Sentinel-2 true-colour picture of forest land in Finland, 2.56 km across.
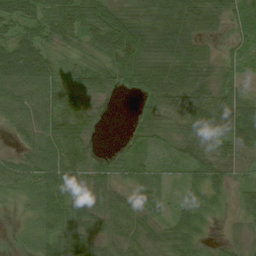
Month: August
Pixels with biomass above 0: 87%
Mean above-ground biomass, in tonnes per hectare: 41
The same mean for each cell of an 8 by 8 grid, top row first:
52 51 65 62 50 67 49 36
61 36 29 67 70 78 18 35
72 55 39 42 59 68 52 36
37 55 57 2 23 46 73 62
16 50 51 5 27 33 30 48
48 54 43 37 25 14 41 18
8 47 37 38 23 22 22 38
5 37 53 27 28 40 12 17
